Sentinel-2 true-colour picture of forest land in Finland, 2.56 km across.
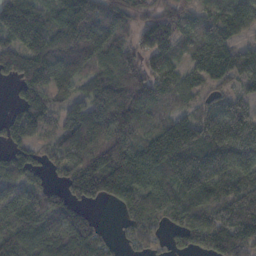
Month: October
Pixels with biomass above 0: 88%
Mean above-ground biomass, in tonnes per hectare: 130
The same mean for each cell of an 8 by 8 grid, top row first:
200 114 220 162 94 124 106 143
124 180 203 102 95 114 147 98
114 130 93 147 131 85 107 102
75 133 91 162 158 87 83 116
97 67 107 153 152 231 226 138
122 71 170 248 178 168 199 129
111 122 72 40 156 134 124 161
124 118 122 51 85 59 142 176
